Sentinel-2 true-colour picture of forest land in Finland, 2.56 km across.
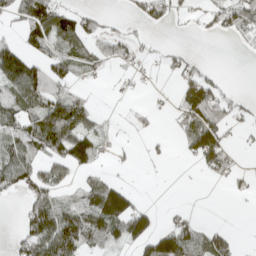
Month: April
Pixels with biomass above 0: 47%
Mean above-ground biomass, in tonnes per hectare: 48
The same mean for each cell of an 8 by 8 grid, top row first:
47 84 50 8 48 26 34 89
63 50 64 58 18 12 0 13
117 99 19 5 12 24 47 0
79 108 85 1 17 31 111 26
77 97 90 12 9 9 111 11
95 64 25 22 0 0 19 16
5 93 79 174 40 10 0 1
30 96 86 69 80 105 76 12
